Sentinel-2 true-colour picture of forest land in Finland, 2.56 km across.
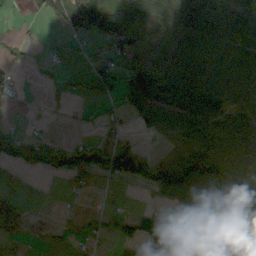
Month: September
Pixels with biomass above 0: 60%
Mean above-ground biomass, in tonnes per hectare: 68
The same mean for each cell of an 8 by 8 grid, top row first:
3 51 114 99 105 63 93 80
18 10 12 48 49 80 86 51
21 14 30 69 159 111 108 78
3 9 9 22 99 108 130 82
84 61 39 53 27 32 137 106
29 25 53 58 126 167 133 109
48 0 12 27 28 92 125 159
20 23 38 32 92 140 130 126
